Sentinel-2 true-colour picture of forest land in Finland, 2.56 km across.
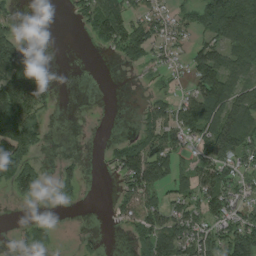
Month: August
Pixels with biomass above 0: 59%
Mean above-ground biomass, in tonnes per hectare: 62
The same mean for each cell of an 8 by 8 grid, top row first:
29 0 36 124 60 38 104 146
93 0 0 53 81 35 80 131
148 63 0 0 12 19 142 74
154 38 1 1 35 76 123 107
184 12 1 14 74 64 107 107
113 24 32 22 159 82 96 65
6 23 6 17 90 58 88 53
15 31 16 1 64 130 82 127
